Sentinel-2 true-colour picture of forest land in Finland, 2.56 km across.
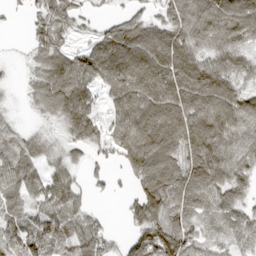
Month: March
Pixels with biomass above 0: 85%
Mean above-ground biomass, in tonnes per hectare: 75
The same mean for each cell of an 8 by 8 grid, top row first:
10 75 44 22 40 80 120 127
5 78 41 112 111 109 72 74
10 100 121 119 118 115 118 65
10 51 122 55 109 111 114 100
57 36 59 70 128 91 118 72
78 70 28 23 79 77 103 65
54 93 60 2 89 62 71 65
81 103 77 39 82 86 39 63
